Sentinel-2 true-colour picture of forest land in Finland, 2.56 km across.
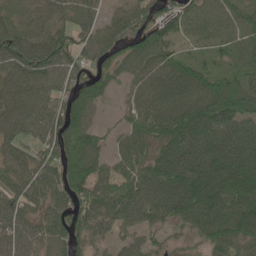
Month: May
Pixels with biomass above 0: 88%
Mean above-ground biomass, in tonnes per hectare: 77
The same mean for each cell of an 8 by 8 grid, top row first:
52 57 68 42 63 63 72 68
103 100 69 60 85 46 32 65
88 77 56 44 73 85 74 61
87 83 80 10 92 107 112 105
65 75 110 39 82 102 81 85
65 77 92 70 92 118 133 118
78 72 81 92 96 114 135 114
80 75 53 37 42 24 68 88
